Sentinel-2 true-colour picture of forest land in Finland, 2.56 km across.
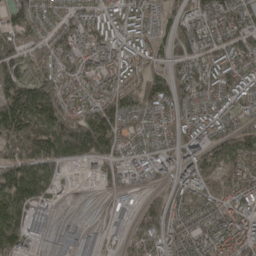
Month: April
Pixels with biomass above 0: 88%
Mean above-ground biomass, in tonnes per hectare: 114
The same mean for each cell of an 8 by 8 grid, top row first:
106 65 80 97 102 77 126 125
158 102 108 107 79 97 109 123
196 153 134 111 116 126 137 114
252 235 140 203 126 85 89 86
232 220 266 174 65 84 126 131
195 127 17 59 66 88 90 104
154 78 9 21 100 87 94 108
146 41 66 17 93 94 84 118
